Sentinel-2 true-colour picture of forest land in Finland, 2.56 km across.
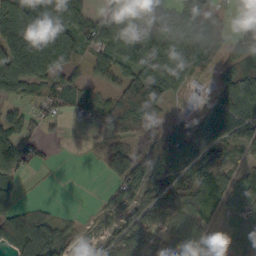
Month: October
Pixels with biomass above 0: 79%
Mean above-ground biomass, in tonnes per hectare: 71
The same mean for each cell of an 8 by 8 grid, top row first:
113 183 86 55 92 85 77 43
164 168 59 74 78 82 77 75
111 81 24 50 144 68 36 91
38 31 26 56 99 19 60 90
80 14 4 66 38 88 105 81
43 3 0 73 83 76 132 72
44 14 3 48 71 70 110 97
74 102 35 59 64 70 82 95
